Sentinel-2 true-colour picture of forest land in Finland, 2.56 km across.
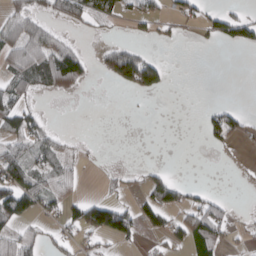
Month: March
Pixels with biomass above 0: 37%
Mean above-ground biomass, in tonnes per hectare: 36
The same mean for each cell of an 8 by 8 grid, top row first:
61 46 58 36 42 35 31 44
95 91 30 51 27 5 8 37
64 84 63 47 127 0 0 0
54 11 3 0 1 0 26 34
48 57 9 0 0 0 20 14
89 65 20 13 25 14 0 1
104 37 64 99 47 54 47 2
62 23 30 40 15 29 62 10
